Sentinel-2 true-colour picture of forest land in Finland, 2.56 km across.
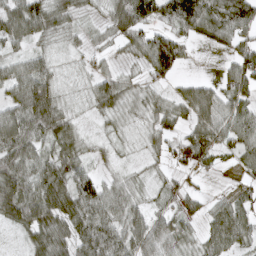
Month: April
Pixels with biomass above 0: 84%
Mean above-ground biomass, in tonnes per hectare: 59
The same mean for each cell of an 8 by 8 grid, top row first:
79 84 46 70 109 96 103 90
32 27 23 24 68 89 13 48
75 81 25 55 35 34 22 73
78 127 18 48 39 49 67 61
118 66 50 22 27 39 64 64
82 91 73 22 20 29 12 23
113 104 100 72 41 36 33 64
16 87 81 89 80 54 51 57
